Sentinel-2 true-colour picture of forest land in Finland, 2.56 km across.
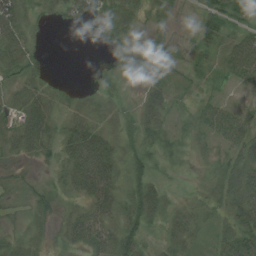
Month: August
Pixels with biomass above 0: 70%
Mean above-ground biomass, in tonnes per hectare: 28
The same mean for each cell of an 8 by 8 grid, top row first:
47 15 27 32 19 11 22 30
40 6 0 9 6 10 22 74
25 18 2 2 11 11 14 34
27 42 34 21 32 13 32 22
34 30 64 36 24 20 19 45
8 7 73 51 30 2 19 63
7 22 26 49 49 25 23 68
23 11 39 49 24 38 12 65
